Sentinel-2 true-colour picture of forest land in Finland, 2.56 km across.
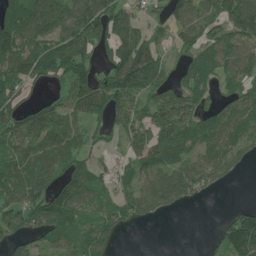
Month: June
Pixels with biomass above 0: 75%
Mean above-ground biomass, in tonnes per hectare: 97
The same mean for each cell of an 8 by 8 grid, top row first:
124 157 153 152 52 80 92 149
144 133 177 117 122 53 95 110
119 71 153 156 181 77 89 98
113 94 107 142 100 201 70 97
85 122 74 30 120 123 85 92
113 105 112 56 86 107 88 24
113 141 88 81 96 40 0 42
60 76 86 43 0 0 16 150
